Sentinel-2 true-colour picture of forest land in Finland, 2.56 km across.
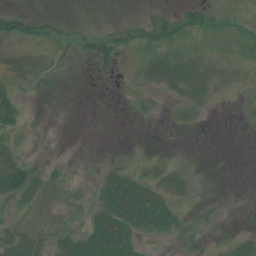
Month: July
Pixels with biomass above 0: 49%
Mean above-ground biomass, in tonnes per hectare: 15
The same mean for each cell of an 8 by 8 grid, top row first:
32 12 1 3 13 24 27 14
4 7 13 27 19 19 14 16
10 9 1 2 19 40 28 12
30 0 0 0 10 11 7 4
14 0 0 2 3 1 0 0
63 20 3 25 23 25 6 0
18 16 10 41 64 21 8 0
36 20 28 62 14 9 3 18
